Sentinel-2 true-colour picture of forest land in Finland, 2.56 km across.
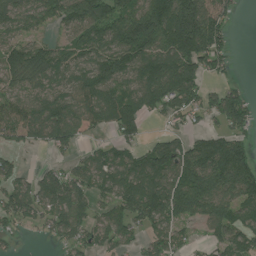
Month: July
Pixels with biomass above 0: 76%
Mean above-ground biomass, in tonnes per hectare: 104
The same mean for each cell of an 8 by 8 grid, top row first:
123 99 146 143 169 257 173 20
103 79 102 123 150 192 178 2
96 83 104 113 134 189 58 15
88 107 122 114 93 94 75 114
51 69 43 57 46 72 92 88
82 89 89 102 148 135 177 165
113 103 109 86 148 161 149 116
18 30 84 79 61 78 43 100
